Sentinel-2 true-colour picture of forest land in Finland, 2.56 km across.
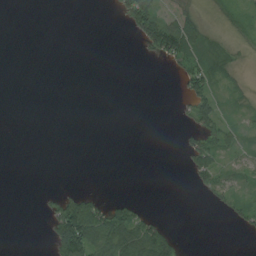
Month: August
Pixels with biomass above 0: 28%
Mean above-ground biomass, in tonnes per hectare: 16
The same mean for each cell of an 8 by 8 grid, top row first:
0 0 0 3 71 33 7 10
0 0 0 0 21 86 18 8
0 0 0 0 0 11 34 7
0 0 0 0 0 5 43 11
0 0 0 0 0 3 47 21
0 0 0 0 0 0 40 20
0 12 80 42 13 0 4 23
0 17 116 80 86 21 0 1
